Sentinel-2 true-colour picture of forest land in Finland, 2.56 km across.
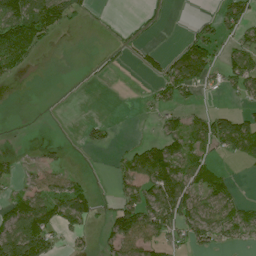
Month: July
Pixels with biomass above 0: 46%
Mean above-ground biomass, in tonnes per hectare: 45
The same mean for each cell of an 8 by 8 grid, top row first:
148 140 36 3 14 2 15 72
135 18 2 12 25 25 69 54
17 0 2 3 11 93 50 72
0 0 0 0 12 34 31 34
1 11 10 16 33 68 59 61
21 35 18 20 85 98 69 4
64 89 78 35 93 113 66 49
163 95 18 57 78 36 57 36
